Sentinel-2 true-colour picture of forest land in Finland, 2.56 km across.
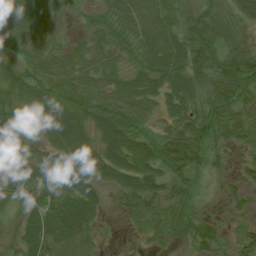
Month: July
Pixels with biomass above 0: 86%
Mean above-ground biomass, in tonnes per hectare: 42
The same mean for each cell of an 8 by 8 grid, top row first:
64 43 16 47 62 39 60 46
45 37 32 42 50 58 65 38
49 55 51 41 49 59 53 79
50 38 34 63 41 48 60 45
27 23 28 59 48 63 47 24
43 49 52 42 52 46 22 30
22 60 53 6 25 39 9 19
31 61 28 2 8 17 39 37
